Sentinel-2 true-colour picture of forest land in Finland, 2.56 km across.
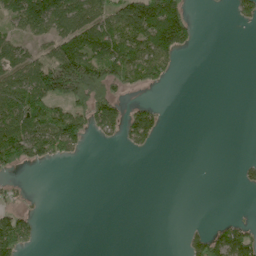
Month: May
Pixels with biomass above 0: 38%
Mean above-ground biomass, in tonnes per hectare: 54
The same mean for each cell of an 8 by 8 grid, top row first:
105 165 128 101 210 152 1 36
58 58 121 138 126 115 0 0
112 156 217 114 80 9 0 0
158 97 88 104 61 0 0 0
132 127 63 13 40 0 0 0
16 0 0 0 0 0 0 18
32 1 0 0 0 0 0 1
122 0 0 0 0 0 71 87
